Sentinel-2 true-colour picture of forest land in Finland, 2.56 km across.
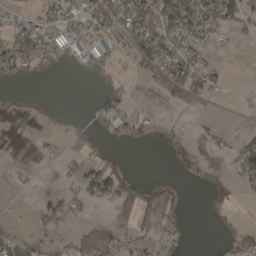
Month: April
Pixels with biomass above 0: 40%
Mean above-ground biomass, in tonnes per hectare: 34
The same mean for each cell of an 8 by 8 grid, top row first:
26 40 48 86 88 132 74 73
87 63 56 47 80 53 28 5
25 10 9 45 19 93 49 0
8 16 4 56 14 12 9 0
1 9 12 15 24 24 16 46
9 0 41 78 7 13 24 49
3 45 22 28 59 26 18 7
38 20 46 38 25 30 4 52
